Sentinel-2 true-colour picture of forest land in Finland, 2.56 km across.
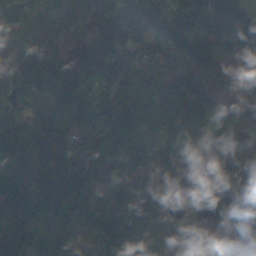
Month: October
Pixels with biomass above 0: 88%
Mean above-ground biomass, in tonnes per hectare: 98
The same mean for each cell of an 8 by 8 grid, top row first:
126 67 84 140 144 179 144 138
54 124 119 108 73 98 105 94
130 123 144 180 45 91 78 38
57 41 101 125 82 108 104 46
170 83 78 105 97 78 125 179
113 119 106 87 88 67 68 104
128 90 79 92 143 44 27 2
110 76 50 170 154 108 71 0
